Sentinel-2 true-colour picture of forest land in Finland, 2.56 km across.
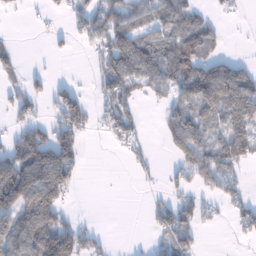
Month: January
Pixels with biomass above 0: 54%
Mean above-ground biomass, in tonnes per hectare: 62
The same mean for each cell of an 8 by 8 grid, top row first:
6 18 58 90 84 99 32 11
22 13 19 119 101 107 59 3
20 32 6 87 73 86 146 116
57 29 86 73 9 66 85 118
85 119 57 19 28 71 81 106
159 150 28 0 15 36 70 40
121 134 7 0 14 88 34 54
125 157 99 16 5 99 2 16
